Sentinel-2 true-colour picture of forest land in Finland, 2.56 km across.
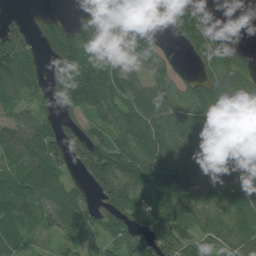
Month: July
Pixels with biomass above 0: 78%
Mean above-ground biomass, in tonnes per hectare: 90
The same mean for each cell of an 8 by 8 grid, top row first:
17 31 25 33 2 100 51 0
115 62 132 134 114 24 121 28
101 49 164 134 71 85 73 82
47 33 76 94 110 97 162 77
83 104 107 98 138 116 217 124
78 109 50 156 93 146 147 135
114 81 97 98 77 155 94 125
53 22 41 76 69 100 87 113
